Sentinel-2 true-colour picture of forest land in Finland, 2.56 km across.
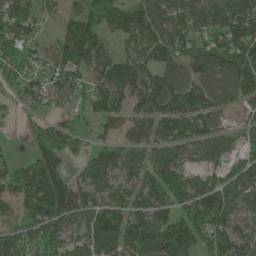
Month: May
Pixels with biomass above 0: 80%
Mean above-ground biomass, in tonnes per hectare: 96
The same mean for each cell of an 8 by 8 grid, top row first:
137 36 101 122 111 100 98 151
99 42 159 37 93 119 92 151
85 73 65 132 117 90 81 111
26 35 41 94 82 132 91 32
7 107 34 56 72 93 95 49
114 188 45 75 89 103 56 89
68 189 100 99 83 103 196 89
106 107 82 179 153 183 110 91
